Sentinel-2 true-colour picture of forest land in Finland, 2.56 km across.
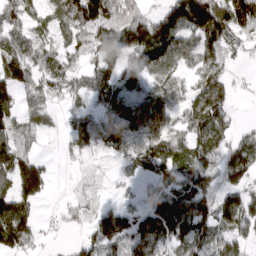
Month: March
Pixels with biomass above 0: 77%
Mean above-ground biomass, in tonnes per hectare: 83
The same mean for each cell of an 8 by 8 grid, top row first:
77 71 154 110 87 152 180 148
71 54 73 134 146 106 89 38
113 85 60 66 61 54 107 17
79 37 43 81 114 69 135 11
74 8 61 71 103 85 113 88
135 69 24 18 49 79 72 107
135 8 55 62 66 132 82 153
136 22 51 93 108 87 88 62
